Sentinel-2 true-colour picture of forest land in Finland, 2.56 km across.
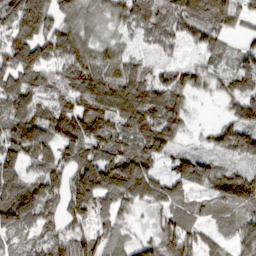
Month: March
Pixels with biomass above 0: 91%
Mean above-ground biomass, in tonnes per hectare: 110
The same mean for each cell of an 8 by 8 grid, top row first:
198 163 92 66 116 116 147 73
204 136 122 74 49 46 85 42
168 105 133 116 92 74 53 87
128 100 164 146 177 92 2 92
158 137 184 145 133 64 40 106
127 146 147 164 153 84 59 96
171 106 143 101 57 102 66 104
106 92 139 89 54 170 59 87
